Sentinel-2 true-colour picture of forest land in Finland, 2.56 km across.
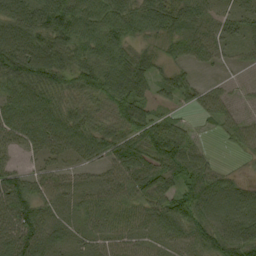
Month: September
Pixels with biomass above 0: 87%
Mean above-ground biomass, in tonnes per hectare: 52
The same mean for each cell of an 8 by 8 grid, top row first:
75 90 74 27 24 58 42 43
92 69 39 16 33 43 52 27
79 74 58 72 56 43 11 6
67 75 55 48 48 22 34 20
34 58 65 62 66 71 12 35
49 44 29 44 65 52 54 20
87 47 40 59 53 65 82 88
91 69 34 49 42 51 71 94
